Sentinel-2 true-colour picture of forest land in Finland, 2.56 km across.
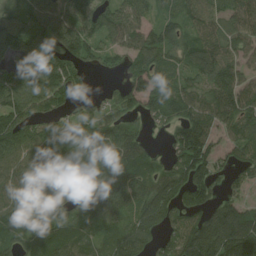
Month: August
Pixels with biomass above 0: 85%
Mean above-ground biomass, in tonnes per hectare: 96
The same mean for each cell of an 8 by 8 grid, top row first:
61 104 104 105 68 83 98 108
143 154 110 69 104 103 109 87
126 150 75 18 110 78 99 90
121 92 56 73 70 83 97 121
126 110 89 110 60 86 104 87
116 99 104 116 104 106 111 51
89 64 68 98 119 100 81 79
74 93 86 96 84 95 140 151
